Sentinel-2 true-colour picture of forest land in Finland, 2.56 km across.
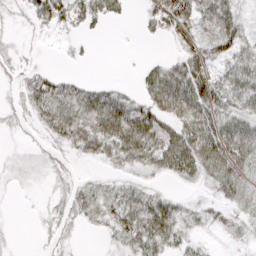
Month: April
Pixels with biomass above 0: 66%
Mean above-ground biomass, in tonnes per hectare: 33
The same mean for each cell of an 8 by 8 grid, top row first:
13 50 34 23 20 61 44 31
15 3 6 0 1 15 46 43
17 35 14 5 34 66 52 58
23 44 48 59 48 70 61 52
5 21 36 52 65 62 77 77
13 19 14 13 19 37 43 57
1 17 51 38 59 28 18 36
4 17 8 16 53 34 8 14
